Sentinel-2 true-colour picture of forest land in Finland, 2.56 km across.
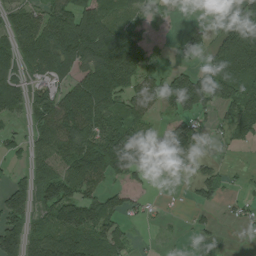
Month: July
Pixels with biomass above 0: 67%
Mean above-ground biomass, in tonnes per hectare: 85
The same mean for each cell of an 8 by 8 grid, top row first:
73 99 158 80 56 14 4 70
113 143 163 175 93 19 61 231
96 79 96 206 91 101 112 141
76 113 167 112 79 66 60 101
47 107 134 154 102 88 25 36
31 90 120 84 71 28 43 10
113 107 157 73 22 3 36 25
114 139 119 92 5 5 12 4
